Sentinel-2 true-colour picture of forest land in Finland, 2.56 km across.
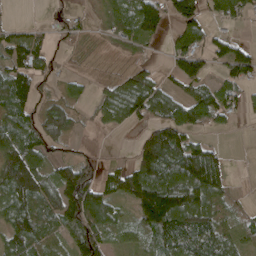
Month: April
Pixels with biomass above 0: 70%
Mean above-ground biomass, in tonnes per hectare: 76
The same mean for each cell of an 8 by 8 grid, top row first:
2 18 24 57 37 87 56 60
90 41 17 23 23 73 66 52
116 35 24 37 87 56 57 71
106 76 26 81 102 105 90 37
128 79 21 1 111 145 46 0
161 77 127 56 151 139 174 1
110 98 170 71 145 186 103 21
106 71 129 41 66 115 96 65
